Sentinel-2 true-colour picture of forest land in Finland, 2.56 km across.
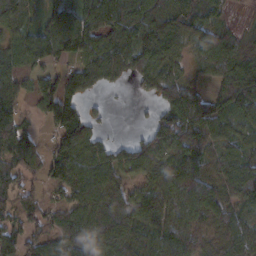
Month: February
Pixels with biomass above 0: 82%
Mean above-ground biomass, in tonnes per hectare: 81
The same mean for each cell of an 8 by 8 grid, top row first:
100 75 80 94 109 121 59 6
68 111 102 97 112 73 108 94
47 45 78 46 57 82 42 137
63 81 75 8 7 138 122 81
107 38 112 42 58 112 85 53
67 57 117 92 51 90 76 102
70 58 84 110 110 99 117 75
76 78 96 104 57 85 64 102
